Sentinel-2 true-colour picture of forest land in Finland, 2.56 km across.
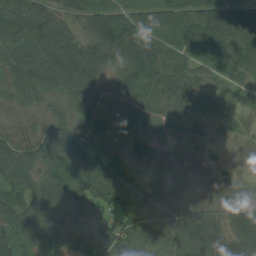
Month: August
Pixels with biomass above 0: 94%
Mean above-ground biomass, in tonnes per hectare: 75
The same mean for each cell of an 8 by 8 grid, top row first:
88 84 58 92 63 81 108 105
70 106 89 103 102 70 85 85
80 94 96 58 88 78 48 43
44 55 58 89 84 61 70 23
67 85 78 51 79 56 38 9
68 59 76 78 68 45 36 18
63 115 135 85 80 84 59 59
61 64 82 132 71 108 155 82
